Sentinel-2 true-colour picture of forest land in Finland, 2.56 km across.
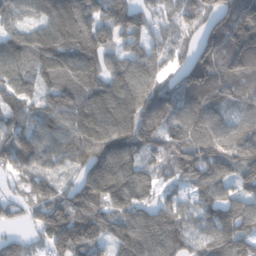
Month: February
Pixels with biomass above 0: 93%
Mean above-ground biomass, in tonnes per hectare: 121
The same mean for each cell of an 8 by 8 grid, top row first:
68 113 146 155 101 87 113 179
107 149 172 100 100 84 138 187
103 93 142 116 129 94 147 132
116 126 147 137 178 140 117 67
128 110 117 151 109 113 118 135
68 83 93 169 89 82 147 106
51 146 138 113 115 114 109 124
75 132 162 105 131 119 129 153
